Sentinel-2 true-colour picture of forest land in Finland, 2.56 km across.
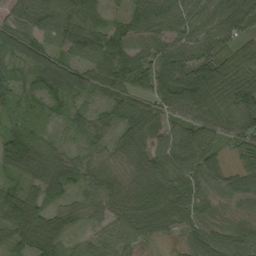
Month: August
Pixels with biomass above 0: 92%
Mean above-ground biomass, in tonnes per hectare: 68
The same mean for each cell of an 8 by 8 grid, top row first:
64 100 99 26 85 96 81 112
68 70 97 91 68 83 85 65
48 81 80 80 80 120 133 103
39 34 40 39 63 65 86 101
104 60 41 39 52 90 81 54
47 86 48 32 63 85 56 45
97 44 29 50 80 87 37 21
76 87 29 61 44 21 67 67
